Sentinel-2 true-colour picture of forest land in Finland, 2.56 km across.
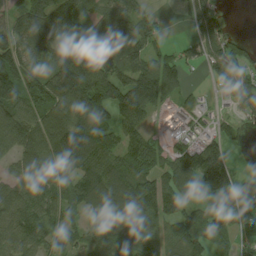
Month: August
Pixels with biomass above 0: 80%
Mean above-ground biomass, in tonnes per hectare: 89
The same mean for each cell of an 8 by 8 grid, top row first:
68 145 104 70 58 10 101 0
97 107 143 102 78 27 88 46
107 118 177 114 118 69 29 105
87 102 145 117 96 45 26 65
100 115 177 82 89 46 93 26
52 94 90 115 110 119 185 70
79 94 75 108 123 81 86 94
82 83 65 111 85 94 74 59
